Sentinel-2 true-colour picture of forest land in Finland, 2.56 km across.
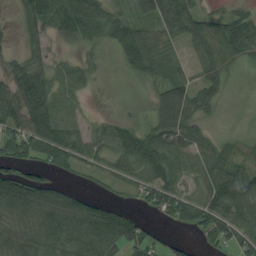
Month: August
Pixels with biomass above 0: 71%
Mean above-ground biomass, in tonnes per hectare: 51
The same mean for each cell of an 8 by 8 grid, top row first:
18 77 107 62 42 82 48 46
17 31 24 32 64 21 43 68
84 50 35 1 23 52 39 2
84 80 6 5 11 84 27 0
75 87 51 62 76 72 44 23
69 32 17 30 47 46 60 76
95 96 75 45 24 60 75 71
85 75 92 75 59 16 33 56
